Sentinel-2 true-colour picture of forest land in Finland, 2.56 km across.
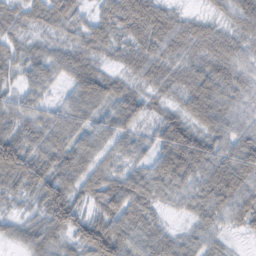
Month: February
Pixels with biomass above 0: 91%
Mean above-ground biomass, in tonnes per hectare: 54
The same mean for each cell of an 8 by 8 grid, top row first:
47 57 32 59 91 39 23 53
38 36 52 38 61 56 51 44
28 36 71 47 50 54 81 44
41 37 54 50 46 43 82 37
85 63 57 37 28 112 68 68
69 81 61 53 53 80 73 90
16 83 48 77 57 19 53 64
28 48 66 95 56 39 38 6
